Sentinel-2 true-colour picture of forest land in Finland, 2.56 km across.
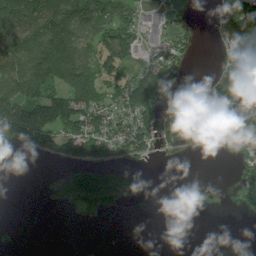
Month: July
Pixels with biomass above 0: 55%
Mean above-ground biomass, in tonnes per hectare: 71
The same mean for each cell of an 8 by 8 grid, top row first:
155 145 153 117 30 23 17 192
117 162 96 127 49 51 4 121
137 146 130 76 134 95 32 148
170 156 144 83 113 47 105 91
57 80 144 103 95 68 37 44
0 15 134 121 32 9 1 20
0 17 72 63 15 4 7 11
3 0 0 0 0 0 30 2
